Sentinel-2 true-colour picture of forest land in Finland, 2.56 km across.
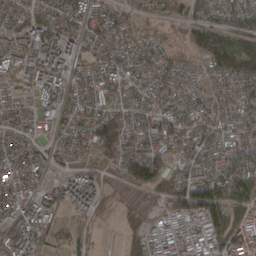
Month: March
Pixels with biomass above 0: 87%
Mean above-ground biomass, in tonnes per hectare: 75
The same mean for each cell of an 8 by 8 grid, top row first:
56 84 84 76 51 71 90 71
89 109 61 76 57 42 187 143
44 87 49 85 59 58 53 123
58 51 63 68 63 78 64 60
76 48 71 137 70 73 60 60
102 32 57 37 136 85 83 89
82 77 59 24 38 96 153 85
114 69 59 1 89 46 84 87
